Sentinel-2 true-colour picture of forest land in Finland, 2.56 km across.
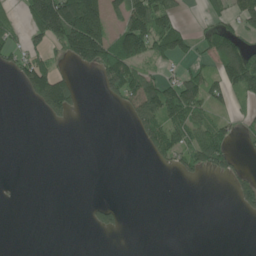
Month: June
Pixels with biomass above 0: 33%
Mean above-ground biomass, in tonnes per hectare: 45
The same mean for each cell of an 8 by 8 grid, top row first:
15 227 221 49 154 51 19 87
40 64 150 101 99 85 40 76
30 155 11 89 72 65 63 125
0 50 12 4 122 115 54 15
0 0 0 0 40 81 116 19
0 0 0 0 0 20 24 35
2 0 2 47 0 0 0 34
0 0 0 1 0 0 0 0
